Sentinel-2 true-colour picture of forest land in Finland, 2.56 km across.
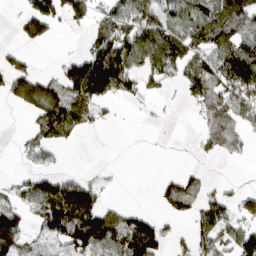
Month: March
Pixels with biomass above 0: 52%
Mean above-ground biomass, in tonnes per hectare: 65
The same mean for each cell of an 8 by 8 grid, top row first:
23 125 85 76 81 72 101 116
20 12 11 133 123 82 96 89
88 49 173 158 53 47 130 175
10 113 89 17 7 3 56 69
13 67 14 0 0 1 38 27
19 51 23 7 0 31 11 0
65 111 161 37 10 62 74 56
124 57 138 117 147 28 73 96
